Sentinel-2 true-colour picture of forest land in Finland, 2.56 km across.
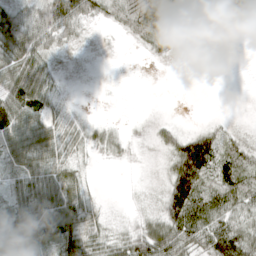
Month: April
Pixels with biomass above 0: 67%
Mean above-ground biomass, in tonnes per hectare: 40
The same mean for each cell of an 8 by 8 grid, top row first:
60 103 94 37 88 83 1 29
73 55 12 1 17 20 1 0
80 52 3 0 0 0 0 0
93 44 8 1 2 1 2 1
75 64 30 21 7 49 72 20
40 61 27 0 6 90 62 52
41 61 59 8 14 89 63 49
60 51 67 40 74 74 71 80
